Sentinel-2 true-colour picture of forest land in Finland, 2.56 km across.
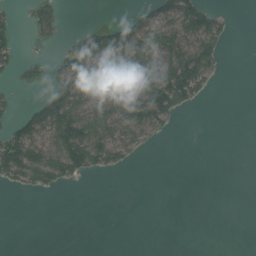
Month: July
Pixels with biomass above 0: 36%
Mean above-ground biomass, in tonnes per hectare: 44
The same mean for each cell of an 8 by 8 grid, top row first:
22 71 0 2 39 110 84 0
42 10 91 158 89 101 92 0
19 41 89 85 143 156 56 0
32 126 98 84 112 75 0 0
129 92 172 96 37 1 0 0
82 104 51 12 0 0 0 0
0 0 0 0 0 0 0 0
0 0 0 0 0 0 0 0
